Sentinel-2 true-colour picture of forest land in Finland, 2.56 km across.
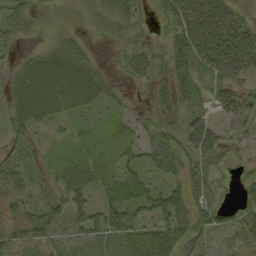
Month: September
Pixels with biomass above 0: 76%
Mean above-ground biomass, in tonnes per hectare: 38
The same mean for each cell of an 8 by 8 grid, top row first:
34 5 7 31 19 57 71 36
12 22 25 11 29 52 75 86
40 70 66 18 20 55 43 46
42 47 27 23 13 41 30 44
31 14 33 37 46 65 61 28
34 23 45 36 34 41 46 17
30 49 45 58 40 68 50 30
37 33 31 41 43 63 25 33
